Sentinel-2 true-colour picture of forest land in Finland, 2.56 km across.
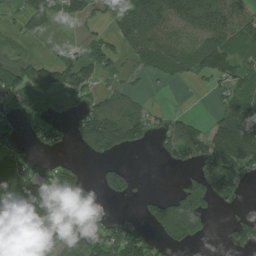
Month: July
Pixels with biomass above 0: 59%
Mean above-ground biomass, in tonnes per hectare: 75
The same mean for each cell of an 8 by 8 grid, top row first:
28 60 78 84 170 122 125 63
11 7 33 61 76 58 85 56
89 94 118 18 20 26 43 63
61 66 63 84 45 18 13 115
49 54 57 116 45 100 122 187
148 59 45 81 5 11 132 97
172 142 67 5 32 124 76 29
172 122 98 125 92 94 22 73
